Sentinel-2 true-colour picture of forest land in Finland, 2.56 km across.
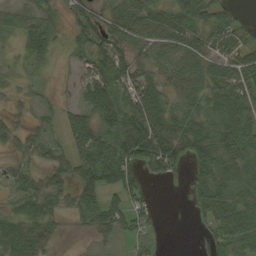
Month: September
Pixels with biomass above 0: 75%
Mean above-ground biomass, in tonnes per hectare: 43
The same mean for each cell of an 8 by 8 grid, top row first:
28 40 42 44 66 55 42 14
16 39 31 51 46 56 47 39
12 9 23 68 52 43 39 51
13 22 39 68 88 56 58 65
21 35 46 63 91 79 78 69
21 24 46 64 30 22 64 65
26 36 39 44 27 0 53 78
58 30 2 17 31 0 35 63
